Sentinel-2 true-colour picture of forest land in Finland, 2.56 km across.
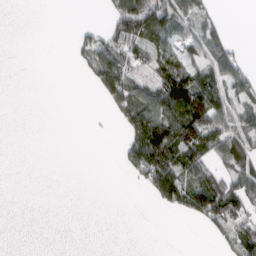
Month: March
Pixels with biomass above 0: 39%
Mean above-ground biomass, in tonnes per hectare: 41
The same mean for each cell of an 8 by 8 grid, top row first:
0 0 0 70 161 93 41 0
0 0 32 81 50 47 64 17
0 0 5 118 47 130 73 64
0 0 0 29 119 121 118 47
0 0 0 1 137 127 94 67
0 0 0 0 60 109 78 71
0 0 0 0 0 50 130 82
0 0 0 0 0 0 12 86
